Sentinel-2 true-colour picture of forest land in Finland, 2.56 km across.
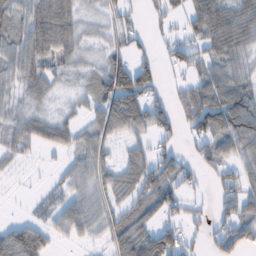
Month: February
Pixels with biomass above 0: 68%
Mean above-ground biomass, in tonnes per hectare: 49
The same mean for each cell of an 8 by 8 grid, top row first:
44 90 36 24 17 25 80 61
55 68 38 32 23 42 48 45
48 47 20 90 88 17 58 44
39 26 24 95 85 50 119 93
51 47 51 32 32 31 52 60
9 7 53 41 76 55 23 45
1 31 54 40 57 45 21 66
91 40 23 49 87 70 37 66
